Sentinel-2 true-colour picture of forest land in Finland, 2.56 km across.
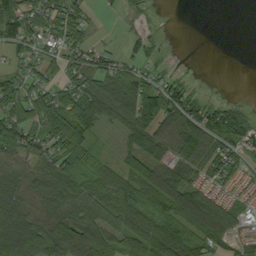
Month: September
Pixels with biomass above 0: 74%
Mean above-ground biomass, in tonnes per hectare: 62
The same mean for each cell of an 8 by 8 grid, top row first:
76 64 57 5 19 0 0 0
45 42 67 17 29 1 0 0
53 42 66 79 66 33 1 0
76 82 98 69 116 109 70 47
89 61 81 8 86 92 84 76
76 87 76 54 79 77 54 41
97 79 83 70 58 95 109 46
129 136 106 74 108 82 73 41
